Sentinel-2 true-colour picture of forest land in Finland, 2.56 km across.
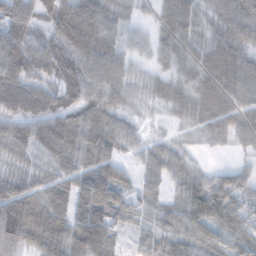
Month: February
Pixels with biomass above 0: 90%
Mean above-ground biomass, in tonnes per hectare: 64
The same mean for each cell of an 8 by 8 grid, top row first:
102 73 87 52 18 92 43 99
100 72 96 51 32 55 61 81
104 53 77 68 39 41 72 82
73 82 75 62 12 35 77 65
79 83 91 62 34 28 19 34
48 45 68 60 39 47 48 55
115 99 72 79 39 42 102 77
78 100 93 51 28 56 58 65
